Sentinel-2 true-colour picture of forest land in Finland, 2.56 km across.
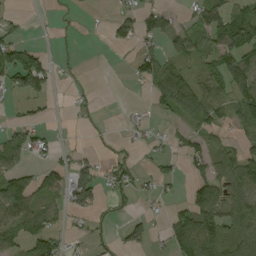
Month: September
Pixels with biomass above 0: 46%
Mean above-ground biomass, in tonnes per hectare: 41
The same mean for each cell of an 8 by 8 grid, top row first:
13 1 3 21 52 18 70 61
66 9 5 13 33 34 51 87
76 53 4 0 47 90 61 94
10 12 11 0 10 45 65 76
55 21 2 9 17 22 49 34
63 53 68 40 16 21 61 102
84 31 48 17 6 17 117 76
42 61 15 10 43 68 97 77
